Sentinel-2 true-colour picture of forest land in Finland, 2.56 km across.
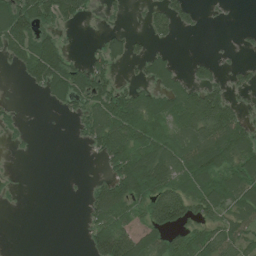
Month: July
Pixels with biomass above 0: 54%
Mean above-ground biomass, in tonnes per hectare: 55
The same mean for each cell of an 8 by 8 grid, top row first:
120 86 47 14 19 59 7 0
78 105 2 47 22 10 1 7
5 98 75 54 34 49 51 26
11 3 42 111 95 99 161 55
9 0 11 99 97 84 120 92
7 0 1 66 146 88 96 87
2 0 7 130 62 120 78 77
0 0 3 152 78 68 87 71
